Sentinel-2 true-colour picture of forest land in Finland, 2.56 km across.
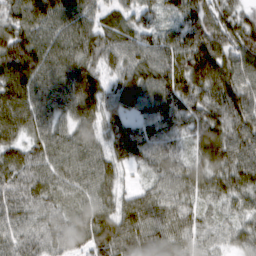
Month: March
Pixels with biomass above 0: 97%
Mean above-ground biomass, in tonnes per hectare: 78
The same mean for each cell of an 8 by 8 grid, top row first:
75 100 78 51 55 58 81 64
122 86 86 80 80 80 123 92
119 79 105 61 95 93 129 92
94 68 86 67 59 78 86 92
59 78 70 72 76 51 108 84
77 78 77 64 30 70 80 83
68 66 63 73 88 76 46 51
67 68 59 125 102 79 53 56
